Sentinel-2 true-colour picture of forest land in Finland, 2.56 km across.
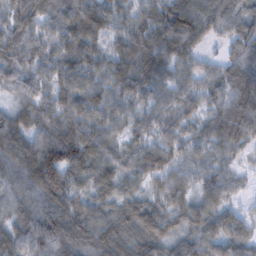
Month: February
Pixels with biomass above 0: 96%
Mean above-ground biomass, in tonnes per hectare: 72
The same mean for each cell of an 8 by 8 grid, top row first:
45 57 94 71 62 110 91 71
69 60 76 51 88 109 39 77
58 59 71 81 81 62 57 88
63 74 82 71 61 53 53 99
107 130 112 55 64 56 60 64
89 152 72 68 60 55 54 30
65 82 64 58 72 56 69 30
73 94 79 78 96 55 76 78
